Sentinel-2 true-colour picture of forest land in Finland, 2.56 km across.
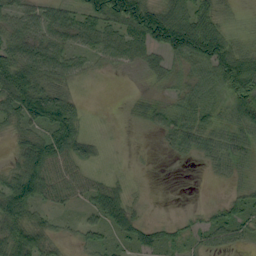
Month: September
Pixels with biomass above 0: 77%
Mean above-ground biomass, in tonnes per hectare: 45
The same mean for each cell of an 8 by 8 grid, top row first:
41 38 44 98 131 84 75 12
55 57 35 51 63 100 126 42
92 57 21 2 13 27 54 123
68 98 37 2 26 46 51 80
28 81 59 3 2 38 45 40
56 72 34 12 3 0 9 16
85 28 18 65 9 1 14 33
77 36 19 29 37 24 29 25
